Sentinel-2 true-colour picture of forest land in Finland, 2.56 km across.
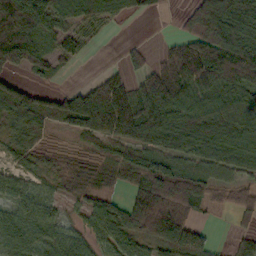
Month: October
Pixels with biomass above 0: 78%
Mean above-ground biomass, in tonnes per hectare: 67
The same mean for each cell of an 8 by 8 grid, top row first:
156 92 73 48 17 17 144 99
148 43 38 0 18 53 152 131
40 22 4 56 64 116 98 84
96 69 91 126 108 91 72 57
36 26 19 54 81 71 76 70
31 25 57 36 107 109 52 28
55 48 29 51 123 115 31 51
80 59 53 61 58 96 36 37
